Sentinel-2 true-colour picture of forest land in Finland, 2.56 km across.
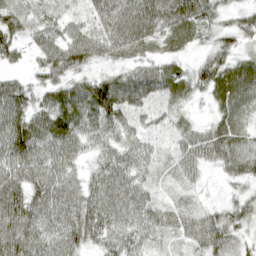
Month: April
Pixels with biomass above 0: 93%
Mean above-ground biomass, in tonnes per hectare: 56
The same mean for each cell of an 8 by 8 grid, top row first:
59 30 27 75 87 87 56 35
52 59 72 57 46 34 40 42
34 48 46 74 86 49 76 83
82 78 93 96 46 23 20 56
86 76 54 47 37 28 64 54
68 70 36 71 36 23 14 42
85 71 66 74 59 39 31 53
86 59 56 55 47 32 95 48
